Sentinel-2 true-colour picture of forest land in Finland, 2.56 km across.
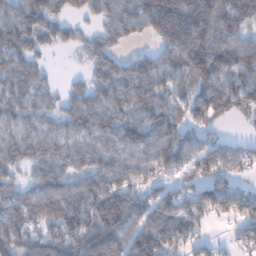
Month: January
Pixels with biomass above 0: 84%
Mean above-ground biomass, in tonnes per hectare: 100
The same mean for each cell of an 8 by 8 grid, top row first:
105 97 40 95 143 214 177 160
106 45 44 77 32 131 150 138
92 38 27 127 143 104 124 140
91 70 110 106 105 111 110 84
91 83 84 84 105 155 62 39
45 97 89 123 80 62 84 43
103 100 155 180 85 94 88 81
111 99 160 120 157 102 47 53
